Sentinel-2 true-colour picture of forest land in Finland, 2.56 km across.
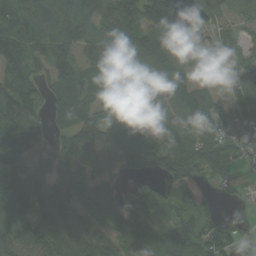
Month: August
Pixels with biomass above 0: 85%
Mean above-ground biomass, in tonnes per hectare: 91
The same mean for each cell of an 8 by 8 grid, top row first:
106 65 105 117 165 130 74 61
110 117 89 123 116 126 52 48
82 73 75 65 69 71 25 86
144 47 67 59 76 87 82 79
139 59 92 108 103 118 107 68
118 89 87 58 49 159 66 25
121 124 95 119 129 58 62 8
92 123 121 85 138 121 98 76
